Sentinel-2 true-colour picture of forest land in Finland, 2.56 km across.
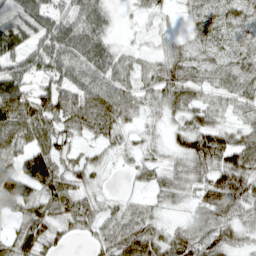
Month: April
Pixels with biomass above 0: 88%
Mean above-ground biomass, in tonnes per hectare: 52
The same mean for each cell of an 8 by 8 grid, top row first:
46 63 61 25 21 12 42 47
82 64 58 38 14 31 36 35
90 60 57 61 40 59 36 54
92 82 86 83 31 42 43 27
51 73 32 37 23 31 77 71
79 109 54 8 31 45 51 92
54 68 65 27 36 21 62 67
59 62 20 64 84 62 69 47
